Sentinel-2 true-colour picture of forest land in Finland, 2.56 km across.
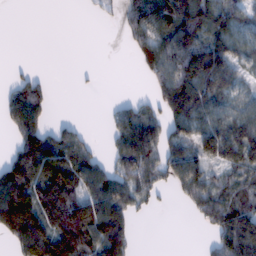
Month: February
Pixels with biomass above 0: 62%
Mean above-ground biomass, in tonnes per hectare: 83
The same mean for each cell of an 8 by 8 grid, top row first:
0 0 1 9 114 150 131 73
0 0 0 0 83 145 137 66
24 13 3 0 23 187 178 51
92 38 0 24 53 125 106 66
76 130 58 38 149 86 118 171
148 169 129 92 91 90 67 62
227 186 176 144 27 6 96 93
101 177 164 145 0 0 22 165
